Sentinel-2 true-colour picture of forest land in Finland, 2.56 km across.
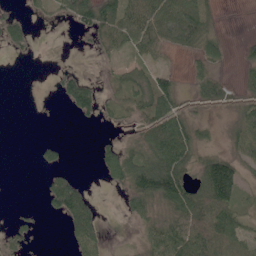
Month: May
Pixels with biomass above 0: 54%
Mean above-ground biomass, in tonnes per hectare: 38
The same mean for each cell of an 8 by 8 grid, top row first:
23 13 69 79 85 115 36 0
30 1 6 48 47 43 44 11
0 4 42 16 46 34 45 15
0 1 40 20 51 60 18 28
0 23 0 16 54 104 15 36
0 21 16 38 97 104 108 67
4 22 122 0 37 64 83 43
27 0 51 3 30 83 79 46
